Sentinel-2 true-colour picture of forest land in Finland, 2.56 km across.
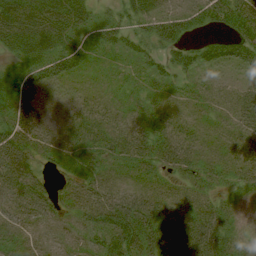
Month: August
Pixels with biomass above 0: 84%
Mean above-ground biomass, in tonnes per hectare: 33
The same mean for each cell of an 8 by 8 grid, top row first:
50 50 35 24 36 45 48 73
35 40 44 31 25 40 30 58
35 49 11 5 10 20 9 15
56 13 25 15 20 17 9 31
79 29 37 32 41 53 13 26
62 21 31 18 19 20 22 26
52 40 29 61 47 23 32 10
19 15 17 56 56 59 68 15
